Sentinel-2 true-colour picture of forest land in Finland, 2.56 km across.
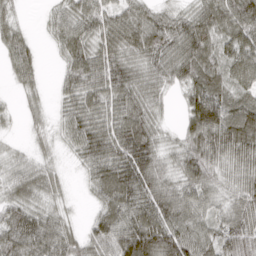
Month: March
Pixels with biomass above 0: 88%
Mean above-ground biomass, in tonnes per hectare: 57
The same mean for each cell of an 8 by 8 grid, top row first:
26 16 56 45 50 42 62 82
55 8 60 59 68 61 66 69
31 8 67 74 56 49 78 59
14 22 70 63 67 15 133 75
10 19 55 79 87 32 91 99
43 40 13 79 78 46 60 54
57 40 6 65 75 69 48 55
86 83 44 78 137 103 53 72
